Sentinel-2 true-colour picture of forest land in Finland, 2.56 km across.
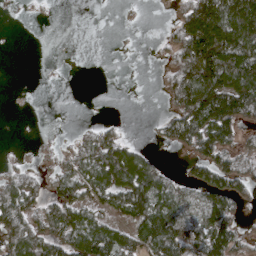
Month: April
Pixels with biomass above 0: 54%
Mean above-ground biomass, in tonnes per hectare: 65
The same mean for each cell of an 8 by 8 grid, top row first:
1 3 0 0 4 45 173 175
0 0 0 1 1 71 193 154
0 1 0 0 1 81 137 155
0 0 0 0 0 69 174 138
3 11 44 81 14 55 107 63
51 38 94 119 129 26 78 88
110 64 88 66 129 92 105 43
88 97 110 125 102 133 148 59
